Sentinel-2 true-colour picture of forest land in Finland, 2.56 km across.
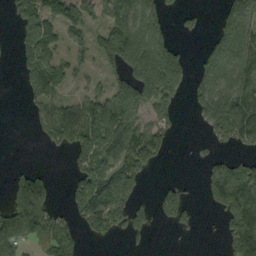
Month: September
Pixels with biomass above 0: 54%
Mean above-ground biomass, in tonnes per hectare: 74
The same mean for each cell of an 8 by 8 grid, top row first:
79 111 82 107 114 17 6 96
47 107 42 145 158 74 47 123
14 148 25 51 161 104 81 98
0 73 101 116 59 35 103 102
0 44 108 105 144 10 14 46
46 43 98 106 64 9 53 121
126 90 91 141 40 90 21 121
132 58 37 28 16 3 1 100
